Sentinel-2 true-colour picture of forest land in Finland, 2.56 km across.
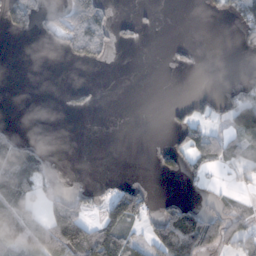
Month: November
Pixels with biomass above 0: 31%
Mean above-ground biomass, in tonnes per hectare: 33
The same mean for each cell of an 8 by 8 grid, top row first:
108 33 136 40 8 0 8 53
0 7 97 41 7 9 0 19
0 0 1 0 0 0 0 10
0 0 21 0 0 14 20 115
44 9 0 0 0 27 70 48
128 27 0 7 0 28 19 32
79 36 44 88 60 51 26 16
46 75 121 84 34 73 65 56
